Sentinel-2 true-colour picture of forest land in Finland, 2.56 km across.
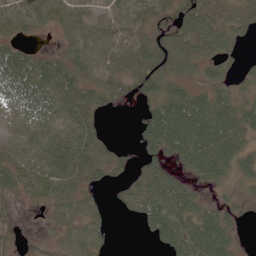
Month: June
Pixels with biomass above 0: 78%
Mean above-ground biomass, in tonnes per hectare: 42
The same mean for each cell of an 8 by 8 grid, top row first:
55 44 34 43 43 57 57 46
27 9 48 54 50 59 52 21
52 49 38 46 59 43 36 23
20 41 40 15 26 83 85 68
20 42 44 15 49 78 94 59
38 40 36 30 63 40 57 39
6 19 37 16 69 70 37 23
10 9 47 11 8 60 78 16
